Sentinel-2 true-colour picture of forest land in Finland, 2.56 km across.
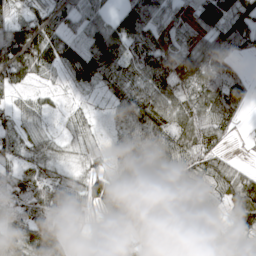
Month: April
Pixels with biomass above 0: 85%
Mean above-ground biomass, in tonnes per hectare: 68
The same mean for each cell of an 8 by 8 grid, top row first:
59 67 58 44 104 31 119 102
149 102 62 113 100 46 93 61
72 14 48 61 80 116 101 48
37 24 19 28 106 91 79 42
62 43 42 27 93 79 72 6
63 48 40 65 86 71 74 60
73 92 52 55 95 87 38 89
84 148 4 35 66 146 31 19
